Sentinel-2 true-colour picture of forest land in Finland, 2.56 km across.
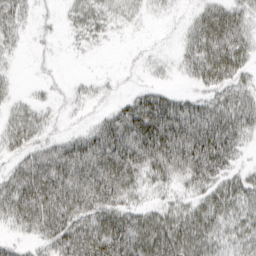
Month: March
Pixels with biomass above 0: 75%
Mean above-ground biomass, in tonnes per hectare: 51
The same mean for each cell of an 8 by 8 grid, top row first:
47 8 37 30 15 8 58 46
16 7 11 3 7 14 77 63
9 9 9 8 8 9 51 42
26 19 12 36 98 89 77 92
36 36 63 102 113 119 118 54
51 82 91 106 57 55 85 37
69 89 76 73 35 36 62 56
20 52 83 92 85 85 59 50
